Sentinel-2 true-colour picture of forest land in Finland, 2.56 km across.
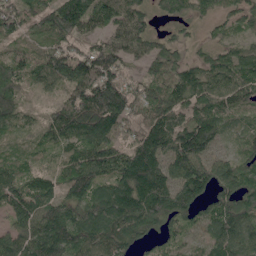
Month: May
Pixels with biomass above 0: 94%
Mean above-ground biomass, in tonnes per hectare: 111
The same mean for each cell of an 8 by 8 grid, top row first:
119 126 200 137 87 76 58 77
65 87 74 112 83 65 50 66
122 92 132 129 93 123 118 125
83 41 153 171 117 128 123 73
47 62 104 119 136 163 127 64
78 67 128 138 190 128 146 117
121 120 116 160 179 154 96 137
105 170 133 137 77 60 84 129
